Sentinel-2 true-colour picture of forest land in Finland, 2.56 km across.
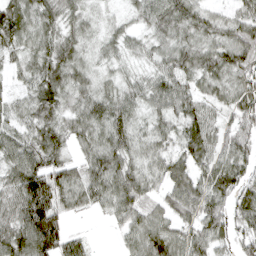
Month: April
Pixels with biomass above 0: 91%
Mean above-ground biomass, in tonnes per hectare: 63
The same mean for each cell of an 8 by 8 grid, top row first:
84 59 45 23 53 82 55 56
46 58 45 38 39 64 63 91
23 66 46 34 42 77 59 70
48 67 56 80 46 71 55 92
68 78 41 79 46 55 78 79
75 100 54 94 60 54 70 71
76 116 38 53 60 59 87 75
93 117 38 7 85 74 83 57
